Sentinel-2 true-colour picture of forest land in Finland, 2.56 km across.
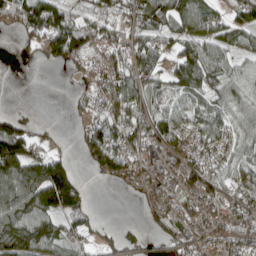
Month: April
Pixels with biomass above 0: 73%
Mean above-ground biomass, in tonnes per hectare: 70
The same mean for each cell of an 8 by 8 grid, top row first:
83 165 78 72 106 111 79 71
17 86 98 59 98 66 85 56
0 0 15 66 96 96 94 65
6 0 24 58 112 77 77 61
125 18 47 103 78 68 63 58
137 175 40 76 41 62 73 57
122 133 92 0 23 44 37 57
174 109 44 52 36 44 40 68
